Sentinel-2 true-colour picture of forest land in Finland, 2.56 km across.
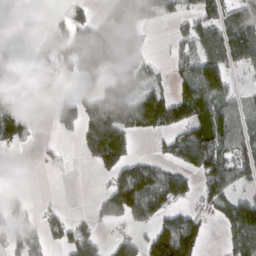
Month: March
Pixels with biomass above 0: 54%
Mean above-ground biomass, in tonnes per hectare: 64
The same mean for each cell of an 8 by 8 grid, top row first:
25 25 33 79 59 34 59 61
35 68 104 91 17 30 106 111
110 12 30 40 41 55 174 11
61 12 80 125 128 122 86 49
46 8 41 145 0 67 125 73
0 2 0 77 119 82 106 58
27 18 1 124 148 64 44 107
40 40 83 30 59 187 22 108
